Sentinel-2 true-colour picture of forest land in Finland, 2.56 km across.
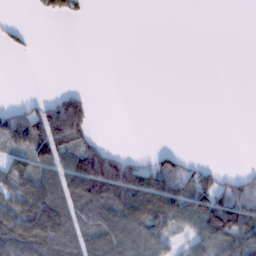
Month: February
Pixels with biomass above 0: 42%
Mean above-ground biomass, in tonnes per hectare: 54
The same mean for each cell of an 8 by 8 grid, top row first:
2 39 31 0 0 0 0 0
21 1 0 0 0 0 0 0
0 1 0 0 0 0 0 0
91 130 128 0 0 0 0 0
102 156 99 14 0 1 0 0
102 83 160 177 89 108 53 40
125 195 109 113 119 94 147 134
159 161 81 86 81 31 77 117
